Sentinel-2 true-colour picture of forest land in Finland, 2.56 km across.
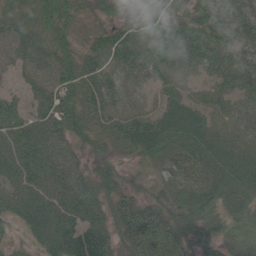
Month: June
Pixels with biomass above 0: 97%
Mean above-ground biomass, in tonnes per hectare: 66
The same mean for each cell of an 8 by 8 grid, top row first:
50 75 36 27 62 60 81 68
64 62 39 80 96 93 74 61
43 68 71 58 57 63 53 70
62 74 66 58 61 66 65 62
81 87 42 34 77 66 72 72
58 87 53 48 24 50 63 72
78 105 95 59 70 70 61 63
18 99 108 63 109 80 64 52
